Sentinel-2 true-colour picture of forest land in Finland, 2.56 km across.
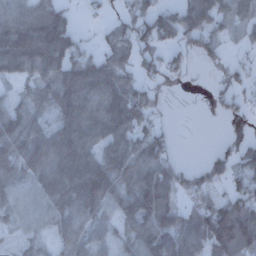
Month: December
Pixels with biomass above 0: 75%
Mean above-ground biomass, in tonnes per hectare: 72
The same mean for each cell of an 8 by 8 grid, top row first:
71 101 14 21 50 67 81 52
150 163 61 66 59 46 54 17
46 70 129 108 50 22 6 38
69 49 112 131 74 1 5 38
100 113 134 99 102 17 1 49
54 103 139 109 98 73 51 55
44 67 91 60 120 70 82 99
17 23 63 47 94 102 129 162
